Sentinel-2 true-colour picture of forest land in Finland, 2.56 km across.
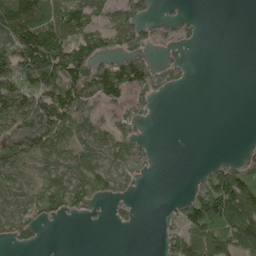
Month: May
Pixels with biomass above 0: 53%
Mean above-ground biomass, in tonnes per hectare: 66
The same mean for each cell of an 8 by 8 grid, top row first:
146 89 114 59 43 20 1 0
143 202 109 52 52 22 0 0
148 153 128 137 96 30 0 0
157 149 109 38 39 0 0 0
127 123 88 89 26 0 0 3
93 85 132 105 17 0 53 106
96 88 78 18 2 25 140 141
53 3 0 0 0 64 119 102
